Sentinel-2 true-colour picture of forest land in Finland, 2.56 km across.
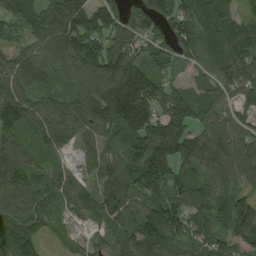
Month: August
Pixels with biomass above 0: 93%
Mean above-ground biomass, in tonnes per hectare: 125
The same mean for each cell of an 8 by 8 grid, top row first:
127 149 176 136 114 148 140 91
98 128 174 146 93 116 127 132
125 74 103 200 176 59 86 148
142 136 137 182 212 210 78 68
85 88 72 109 192 200 120 117
114 98 66 141 182 131 114 94
123 103 85 137 122 148 142 138
143 38 43 74 193 125 135 103
